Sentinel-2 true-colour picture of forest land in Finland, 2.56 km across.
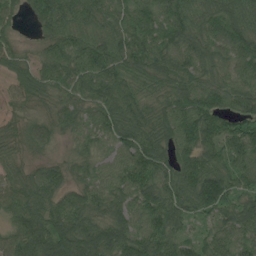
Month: July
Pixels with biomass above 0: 96%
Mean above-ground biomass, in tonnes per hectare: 86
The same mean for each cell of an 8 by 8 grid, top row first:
43 97 78 81 92 102 88 90
43 49 84 90 109 87 83 94
66 79 88 104 74 98 73 79
37 39 66 95 90 104 112 76
50 59 44 69 103 100 90 115
60 82 49 78 101 96 120 84
91 90 100 87 92 90 86 88
105 137 151 133 109 85 61 78
